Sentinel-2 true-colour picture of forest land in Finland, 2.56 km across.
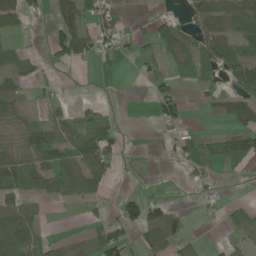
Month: June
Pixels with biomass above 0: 50%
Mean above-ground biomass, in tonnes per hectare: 38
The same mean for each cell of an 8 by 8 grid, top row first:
57 22 80 41 8 25 62 69
30 34 77 38 25 67 62 58
43 16 1 6 22 27 34 64
37 20 24 5 0 52 13 72
38 82 62 50 1 31 50 81
84 67 77 30 3 3 19 8
54 12 14 20 73 17 11 35
59 25 21 76 36 48 4 25
